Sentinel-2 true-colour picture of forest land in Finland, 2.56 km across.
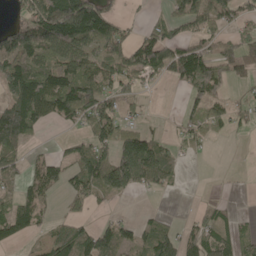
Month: May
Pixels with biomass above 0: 59%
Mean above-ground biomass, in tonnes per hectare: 65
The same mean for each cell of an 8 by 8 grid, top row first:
28 142 200 78 16 50 82 47
125 96 98 83 96 77 51 78
123 103 98 93 40 54 113 41
136 75 96 77 24 9 63 29
72 6 40 95 98 30 23 1
45 77 75 120 95 26 0 3
75 31 36 10 9 1 33 8
45 60 117 94 50 78 92 59
